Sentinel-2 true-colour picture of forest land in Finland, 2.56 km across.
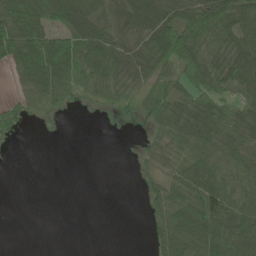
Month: June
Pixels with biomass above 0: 65%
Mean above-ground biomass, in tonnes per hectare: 50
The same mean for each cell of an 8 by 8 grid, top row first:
117 73 85 45 76 78 120 100
106 106 87 73 60 102 78 82
27 91 68 62 48 47 79 83
40 29 10 19 36 61 64 48
9 1 0 0 16 55 68 67
0 0 0 0 15 45 84 66
0 0 0 0 18 74 100 91
0 0 0 0 8 78 110 96
